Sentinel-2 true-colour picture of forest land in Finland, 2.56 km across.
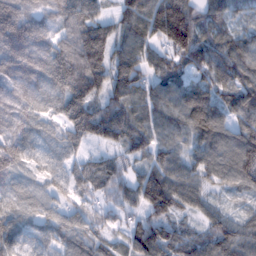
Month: February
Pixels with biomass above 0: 94%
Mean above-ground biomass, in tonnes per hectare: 92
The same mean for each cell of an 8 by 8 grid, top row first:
122 57 115 63 123 181 77 41
169 96 179 118 85 126 93 82
113 132 202 140 93 78 82 93
83 73 146 113 74 84 117 90
96 65 80 76 84 67 93 119
69 59 65 82 78 87 64 108
69 55 50 54 84 82 52 23
90 58 83 48 116 96 93 96
